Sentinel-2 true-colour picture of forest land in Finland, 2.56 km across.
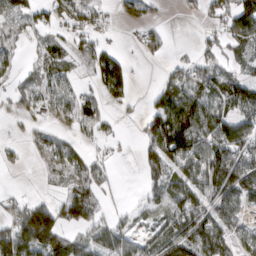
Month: March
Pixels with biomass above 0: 60%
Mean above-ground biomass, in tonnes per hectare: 62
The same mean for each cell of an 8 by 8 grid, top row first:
52 48 67 19 27 2 31 118
31 51 41 27 29 8 29 50
28 50 26 122 0 52 74 54
31 36 80 21 37 126 95 69
13 53 28 18 43 125 131 125
2 30 70 27 39 73 141 147
56 97 119 22 31 101 94 56
163 144 56 96 50 131 121 45
